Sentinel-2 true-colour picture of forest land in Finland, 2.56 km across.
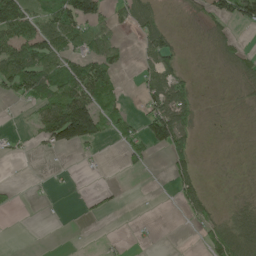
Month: May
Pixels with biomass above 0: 42%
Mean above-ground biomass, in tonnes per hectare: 39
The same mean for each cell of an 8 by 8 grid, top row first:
94 75 100 29 51 4 41 67
107 87 56 52 37 37 9 28
102 92 110 52 31 55 1 29
4 89 166 52 46 110 3 5
9 44 86 19 64 80 1 2
0 3 4 1 5 59 4 3
11 1 5 10 0 15 47 29
0 0 0 3 5 0 50 98
